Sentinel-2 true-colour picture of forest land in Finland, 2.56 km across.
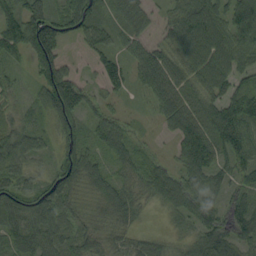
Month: September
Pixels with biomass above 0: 90%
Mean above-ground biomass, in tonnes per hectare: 69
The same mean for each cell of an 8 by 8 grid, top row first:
82 91 118 56 58 69 115 97
64 125 20 29 19 69 125 87
21 86 42 53 23 78 96 59
29 90 82 36 10 99 81 117
97 37 76 91 23 48 114 118
75 45 85 60 70 70 84 64
100 90 33 67 28 58 75 70
79 80 62 40 37 26 96 83
